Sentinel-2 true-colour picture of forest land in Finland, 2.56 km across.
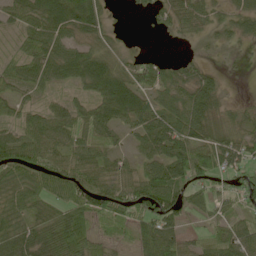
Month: May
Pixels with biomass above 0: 82%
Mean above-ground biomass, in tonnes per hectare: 55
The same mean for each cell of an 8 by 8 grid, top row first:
51 86 89 13 14 51 44 44
32 69 41 27 1 3 10 12
58 55 67 86 66 60 44 3
50 47 55 73 58 72 73 30
76 69 58 35 48 82 71 63
54 56 65 57 53 71 73 49
55 59 76 73 76 66 42 34
84 90 77 31 81 69 55 74
